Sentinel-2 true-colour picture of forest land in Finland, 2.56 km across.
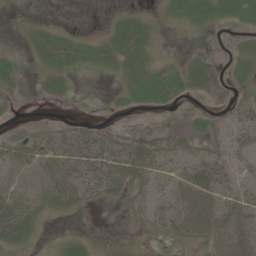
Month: June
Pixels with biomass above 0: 53%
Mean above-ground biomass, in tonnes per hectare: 18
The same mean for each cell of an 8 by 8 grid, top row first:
4 2 0 5 11 13 27 26
5 34 25 21 22 1 2 10
15 15 5 5 25 28 31 17
3 0 0 3 8 4 12 22
15 25 43 24 17 13 15 28
11 30 35 38 27 23 32 22
34 19 14 4 15 34 45 44
27 3 12 0 1 19 30 54
